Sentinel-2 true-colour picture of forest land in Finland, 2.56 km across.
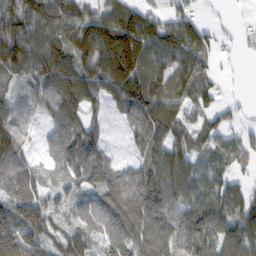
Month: February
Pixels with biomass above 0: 83%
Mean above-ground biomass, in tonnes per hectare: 90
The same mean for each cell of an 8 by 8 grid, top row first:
107 144 110 119 104 69 13 8
118 134 118 177 125 119 60 26
54 122 128 136 161 117 71 6
47 69 117 29 146 103 69 23
87 44 113 18 77 86 59 67
98 32 74 91 127 118 71 41
97 74 58 123 157 88 117 106
110 68 83 87 124 110 114 116
